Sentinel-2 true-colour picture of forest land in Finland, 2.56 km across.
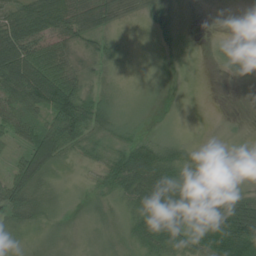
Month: July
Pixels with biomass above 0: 76%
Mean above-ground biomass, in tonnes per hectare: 40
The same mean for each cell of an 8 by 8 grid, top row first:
60 86 69 49 20 5 3 0
93 57 29 25 3 9 6 25
91 101 35 15 11 6 2 22
54 81 119 48 10 7 2 1
26 92 59 32 54 36 3 4
51 43 9 52 105 62 42 13
60 32 10 21 79 106 66 66
17 11 6 10 68 82 46 73
